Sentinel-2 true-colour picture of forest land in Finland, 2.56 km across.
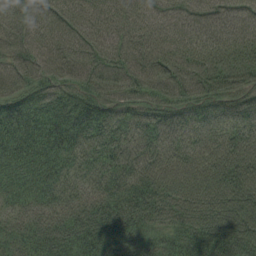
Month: August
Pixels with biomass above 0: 99%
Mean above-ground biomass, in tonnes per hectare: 94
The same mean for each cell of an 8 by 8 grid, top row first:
82 88 82 93 76 60 81 82
79 88 93 98 105 104 105 103
74 75 95 110 117 134 146 131
102 79 99 83 84 92 99 112
77 82 82 96 87 87 93 110
60 65 59 79 90 100 112 121
44 71 86 101 109 108 135 147
58 84 95 98 66 83 130 145
